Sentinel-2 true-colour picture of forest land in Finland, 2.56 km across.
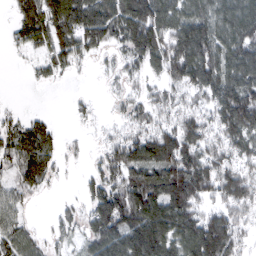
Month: March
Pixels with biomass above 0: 78%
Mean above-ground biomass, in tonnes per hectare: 88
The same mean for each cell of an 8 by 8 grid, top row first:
61 130 162 140 150 114 107 138
32 85 102 54 139 119 136 149
0 34 6 21 49 84 127 151
19 14 20 16 60 64 76 172
104 113 11 56 121 124 84 88
69 76 21 78 114 145 117 88
60 3 37 165 161 142 58 90
91 35 41 135 165 122 153 60
